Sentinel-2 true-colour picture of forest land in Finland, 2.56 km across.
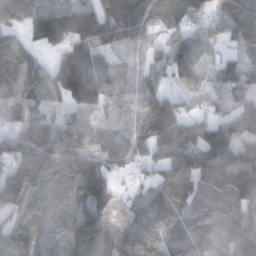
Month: November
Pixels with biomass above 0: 86%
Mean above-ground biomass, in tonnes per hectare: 102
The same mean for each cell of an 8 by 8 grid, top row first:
109 149 148 145 150 103 55 113
88 81 93 74 57 109 63 60
118 105 221 103 51 54 41 80
75 72 84 65 102 107 57 70
83 108 114 97 119 149 176 126
109 85 127 65 40 135 160 176
81 78 113 62 109 125 137 155
96 71 123 105 116 90 89 119
